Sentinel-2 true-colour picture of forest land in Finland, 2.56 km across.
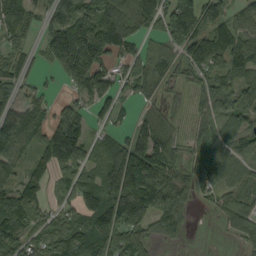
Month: September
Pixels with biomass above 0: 80%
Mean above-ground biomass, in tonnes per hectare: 83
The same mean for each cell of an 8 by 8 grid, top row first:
105 57 114 112 140 175 79 62
54 80 140 78 36 72 117 107
73 15 88 72 59 49 83 89
76 49 62 52 33 17 79 89
110 94 116 81 115 71 99 81
68 59 77 114 157 86 81 78
117 56 83 115 126 82 15 130
100 97 111 117 73 30 0 57
